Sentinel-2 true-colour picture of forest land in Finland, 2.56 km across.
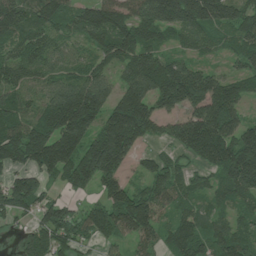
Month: July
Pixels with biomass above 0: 86%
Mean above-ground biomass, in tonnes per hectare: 124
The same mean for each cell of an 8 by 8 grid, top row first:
142 137 122 147 133 191 202 138
93 103 64 131 126 54 58 91
110 82 117 77 193 217 144 93
107 133 228 138 180 109 185 77
172 211 159 243 68 105 245 171
90 87 171 145 66 98 72 209
127 91 49 147 167 91 63 63
30 132 86 70 106 112 94 103
